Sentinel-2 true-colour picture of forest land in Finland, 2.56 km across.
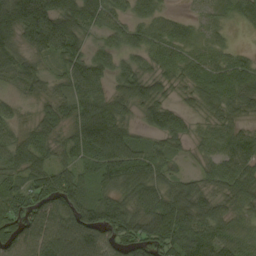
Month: August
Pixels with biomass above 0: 91%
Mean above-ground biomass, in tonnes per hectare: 68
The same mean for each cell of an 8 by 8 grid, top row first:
122 116 84 52 49 27 23 39
62 76 58 43 51 44 29 17
55 46 86 52 75 40 66 81
28 44 84 92 55 58 41 50
65 53 78 104 40 38 42 83
57 79 57 85 92 41 41 80
71 93 100 98 82 110 73 51
96 101 126 81 107 108 103 65
